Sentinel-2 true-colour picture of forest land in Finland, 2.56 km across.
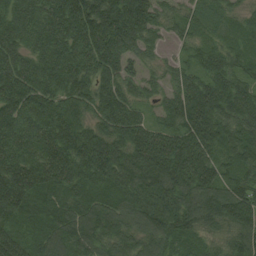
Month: August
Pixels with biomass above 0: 97%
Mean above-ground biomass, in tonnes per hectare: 119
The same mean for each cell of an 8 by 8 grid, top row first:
105 138 183 171 145 51 65 47
112 123 147 154 75 31 65 65
159 123 128 106 62 69 107 97
142 136 94 146 49 117 153 129
139 155 144 126 157 147 134 105
161 155 120 134 159 182 127 97
133 121 108 103 141 156 129 148
122 116 112 99 98 104 61 114
